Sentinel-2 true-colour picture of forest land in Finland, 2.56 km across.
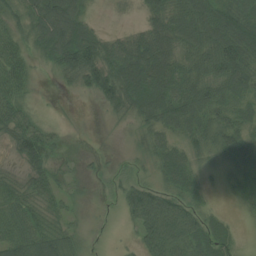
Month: July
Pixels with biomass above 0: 82%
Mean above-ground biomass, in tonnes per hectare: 54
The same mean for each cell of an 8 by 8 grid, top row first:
54 92 56 9 34 65 90 82
45 70 120 52 79 61 94 101
57 5 61 91 100 76 80 84
60 4 0 36 65 85 68 50
55 55 0 1 34 42 64 83
29 53 17 14 18 69 17 51
69 47 13 3 107 76 28 15
81 75 36 3 61 103 73 18
